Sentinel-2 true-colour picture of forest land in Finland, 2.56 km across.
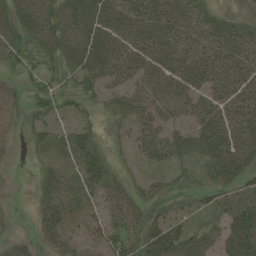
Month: August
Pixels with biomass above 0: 82%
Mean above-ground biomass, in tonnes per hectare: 40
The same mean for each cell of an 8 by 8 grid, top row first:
54 58 71 66 67 51 34 13
40 43 70 66 67 62 50 45
17 19 30 45 48 61 54 47
31 23 16 24 39 44 53 51
14 26 41 11 29 41 57 62
3 30 38 25 16 17 27 44
10 43 36 44 34 14 23 54
29 44 30 50 53 53 37 73
